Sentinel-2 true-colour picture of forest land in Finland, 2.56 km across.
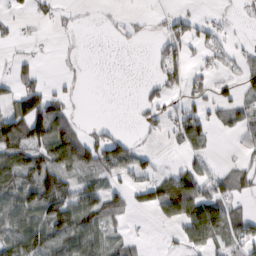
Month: February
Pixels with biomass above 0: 48%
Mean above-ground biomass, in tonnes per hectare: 42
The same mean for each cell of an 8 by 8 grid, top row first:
12 17 3 4 5 24 8 6
7 3 1 3 3 40 33 13
42 9 5 0 8 33 28 36
92 118 8 0 20 33 32 43
113 106 91 66 8 20 31 19
98 97 38 38 40 69 51 42
82 102 83 49 36 94 124 29
72 84 99 36 8 18 68 58
